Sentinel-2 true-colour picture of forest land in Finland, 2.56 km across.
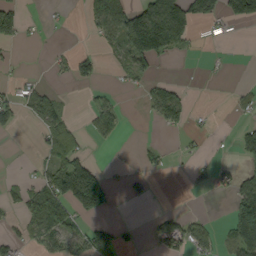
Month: September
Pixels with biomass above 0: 32%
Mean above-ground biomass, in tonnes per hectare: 40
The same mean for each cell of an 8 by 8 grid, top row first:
78 6 4 47 136 138 67 90
10 4 8 18 168 56 3 0
17 9 29 6 31 13 3 1
46 70 7 56 8 61 4 12
0 57 37 14 9 5 5 50
5 52 177 10 22 2 28 47
26 117 86 18 1 6 1 122
31 54 46 83 7 75 37 129
